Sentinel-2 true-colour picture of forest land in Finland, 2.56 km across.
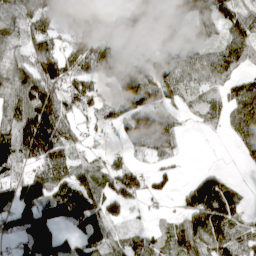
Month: April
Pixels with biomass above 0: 80%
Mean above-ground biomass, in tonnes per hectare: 85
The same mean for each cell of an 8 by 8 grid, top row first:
81 76 124 75 150 66 119 107
52 93 74 88 37 94 61 112
89 127 91 110 153 105 72 60
105 161 50 85 185 54 60 105
110 147 42 24 120 54 0 50
63 100 77 70 38 21 61 5
123 95 134 58 18 21 171 47
61 132 86 77 74 112 136 86
